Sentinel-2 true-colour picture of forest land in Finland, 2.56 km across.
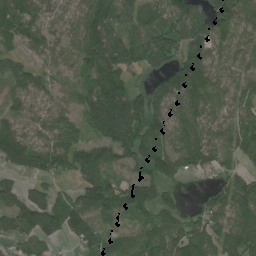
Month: July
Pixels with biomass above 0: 86%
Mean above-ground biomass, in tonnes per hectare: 107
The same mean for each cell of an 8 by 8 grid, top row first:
123 63 98 140 111 136 108 101
56 97 120 172 152 138 97 71
114 66 50 116 34 142 129 86
75 73 80 224 147 110 98 84
152 93 94 142 116 121 121 112
75 84 90 66 91 106 51 88
131 141 101 110 114 92 118 127
75 86 87 76 114 124 141 177
